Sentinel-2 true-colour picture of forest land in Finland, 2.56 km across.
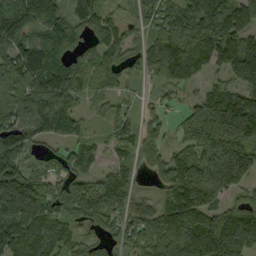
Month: September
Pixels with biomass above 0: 87%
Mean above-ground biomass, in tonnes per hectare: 119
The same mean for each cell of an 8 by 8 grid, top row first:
119 117 93 73 66 112 175 58
128 112 61 117 72 156 157 181
139 144 116 86 35 100 54 162
121 142 57 52 45 51 219 278
132 44 70 53 82 63 218 239
171 66 92 92 26 160 232 181
192 110 144 123 92 136 146 86
143 128 76 58 159 178 168 165
